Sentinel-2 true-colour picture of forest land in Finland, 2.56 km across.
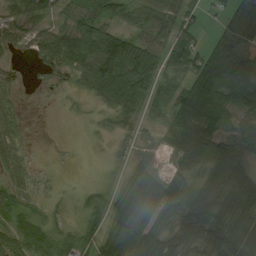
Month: August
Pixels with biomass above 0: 75%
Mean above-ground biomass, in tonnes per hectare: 47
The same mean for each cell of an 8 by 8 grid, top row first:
33 30 62 43 51 45 11 71
29 69 90 110 78 71 36 83
19 9 29 99 79 38 106 119
25 0 3 34 34 70 102 67
43 1 1 8 12 33 70 50
44 8 0 9 39 33 34 46
37 13 13 38 83 56 68 62
60 44 38 51 97 57 46 72
